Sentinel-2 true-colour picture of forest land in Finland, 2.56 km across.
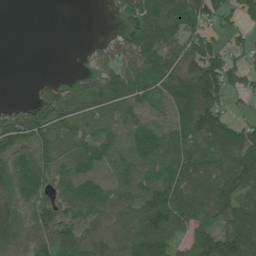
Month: July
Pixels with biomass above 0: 78%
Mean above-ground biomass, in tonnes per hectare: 77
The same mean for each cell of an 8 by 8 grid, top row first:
0 0 0 18 99 88 85 65
0 0 5 71 113 95 69 35
0 30 48 73 87 112 121 53
65 140 61 45 52 68 112 17
97 108 82 60 83 63 81 104
101 87 77 39 80 102 116 122
71 101 116 79 113 124 125 105
74 93 98 86 119 68 160 153
